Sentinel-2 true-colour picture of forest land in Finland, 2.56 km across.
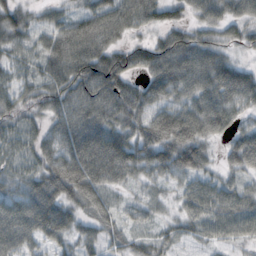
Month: October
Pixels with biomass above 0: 92%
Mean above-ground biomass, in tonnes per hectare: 79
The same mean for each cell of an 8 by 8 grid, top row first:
76 40 59 109 87 47 69 65
71 77 119 90 64 110 91 39
56 79 119 123 73 125 119 107
67 68 99 104 86 87 124 66
64 71 124 125 109 134 62 95
60 106 127 91 50 61 46 47
102 130 57 44 36 34 77 76
98 71 52 36 35 44 42 37
